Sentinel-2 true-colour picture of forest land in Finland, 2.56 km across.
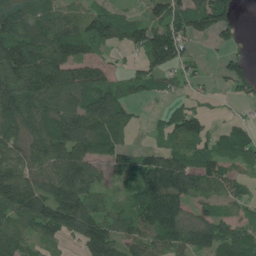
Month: July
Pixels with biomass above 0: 78%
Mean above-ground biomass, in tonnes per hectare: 90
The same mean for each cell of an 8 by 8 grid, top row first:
113 75 66 74 53 104 151 41
152 137 84 49 100 121 9 31
141 153 113 44 68 46 19 101
129 96 106 116 8 67 31 8
86 119 127 92 20 67 80 68
140 111 144 52 112 149 112 46
138 146 167 53 127 122 43 37
90 53 101 140 94 97 131 88
